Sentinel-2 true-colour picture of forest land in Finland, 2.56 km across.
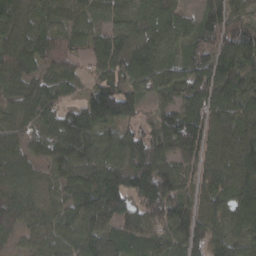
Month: March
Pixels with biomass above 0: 92%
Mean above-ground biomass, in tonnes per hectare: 78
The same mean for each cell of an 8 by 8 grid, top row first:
73 60 56 61 64 43 80 50
79 78 27 92 82 47 80 101
83 67 44 83 75 90 101 101
56 69 66 128 48 86 96 80
45 61 74 74 99 125 99 110
83 49 76 104 147 79 64 112
85 58 94 99 104 86 66 88
40 69 86 63 66 60 110 69
